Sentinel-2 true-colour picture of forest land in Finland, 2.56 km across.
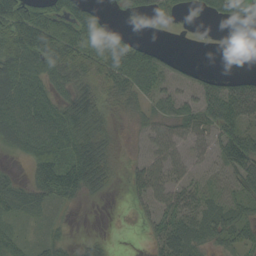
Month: September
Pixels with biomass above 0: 65%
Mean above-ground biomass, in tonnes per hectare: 42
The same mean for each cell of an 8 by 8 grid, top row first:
150 95 81 10 15 15 17 48
107 115 92 73 45 4 0 0
72 49 9 15 62 28 30 39
74 66 2 12 13 40 57 77
47 88 42 22 16 36 32 78
17 78 92 32 38 28 17 49
40 26 8 1 19 53 39 35
33 26 11 6 8 70 40 40
